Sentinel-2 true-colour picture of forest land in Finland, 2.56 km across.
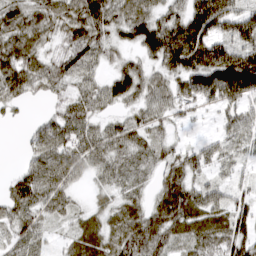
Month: March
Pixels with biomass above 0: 86%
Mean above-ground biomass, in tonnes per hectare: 60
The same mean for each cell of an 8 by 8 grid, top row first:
67 66 77 61 65 58 123 65
88 37 79 51 78 139 119 71
96 67 51 65 60 62 115 149
21 20 62 32 46 33 17 47
4 75 64 64 46 27 30 46
29 74 36 49 34 59 38 26
66 53 22 40 48 92 95 49
51 29 53 56 97 53 76 72
